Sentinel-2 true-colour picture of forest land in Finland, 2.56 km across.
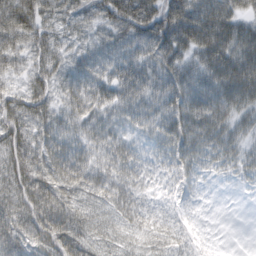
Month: March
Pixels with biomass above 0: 94%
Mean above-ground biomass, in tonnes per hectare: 50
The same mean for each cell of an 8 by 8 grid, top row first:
79 57 51 69 80 72 59 45
62 58 39 51 52 58 56 60
37 55 53 62 59 63 60 69
61 59 56 48 52 65 66 43
65 54 55 45 23 60 54 34
62 63 62 47 27 33 19 21
66 89 49 42 35 23 5 1
75 81 68 38 33 33 12 0
